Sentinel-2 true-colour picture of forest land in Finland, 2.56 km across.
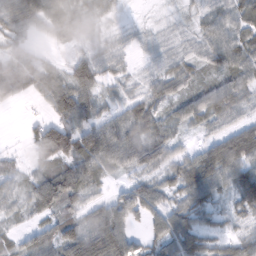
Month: February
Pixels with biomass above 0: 86%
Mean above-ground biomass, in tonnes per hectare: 53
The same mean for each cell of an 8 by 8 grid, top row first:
79 71 58 22 3 12 39 51
45 23 31 34 22 37 51 69
77 57 77 30 33 55 36 61
4 29 72 36 59 45 79 44
5 130 98 93 97 40 26 94
32 74 88 31 52 46 68 60
31 60 57 71 80 55 42 40
30 63 90 97 40 81 40 44
